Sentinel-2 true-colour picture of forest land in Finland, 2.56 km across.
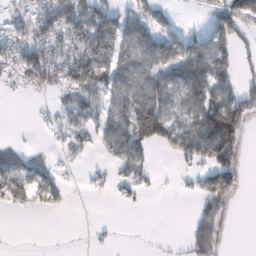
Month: February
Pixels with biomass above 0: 53%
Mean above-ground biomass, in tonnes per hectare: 58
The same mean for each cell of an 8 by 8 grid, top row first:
37 98 123 90 79 24 46 132
70 88 94 103 110 83 112 48
35 74 100 96 102 95 137 58
0 12 78 72 159 71 114 119
17 7 36 74 104 68 133 80
65 42 5 22 41 12 66 54
19 21 3 2 8 0 51 0
1 2 1 7 1 3 81 0
